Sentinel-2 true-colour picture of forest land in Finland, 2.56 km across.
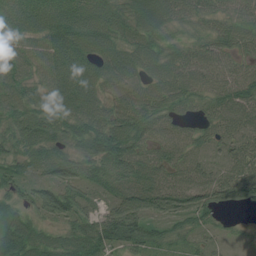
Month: July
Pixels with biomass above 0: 95%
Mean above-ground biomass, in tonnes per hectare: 70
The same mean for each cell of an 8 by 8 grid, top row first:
84 100 96 85 85 66 63 70
65 89 99 74 83 57 60 54
75 72 99 65 51 75 59 77
74 72 90 63 76 43 45 79
59 87 68 107 58 47 39 57
59 67 85 88 70 47 47 81
52 81 70 66 82 75 79 41
122 63 89 92 84 44 30 17
